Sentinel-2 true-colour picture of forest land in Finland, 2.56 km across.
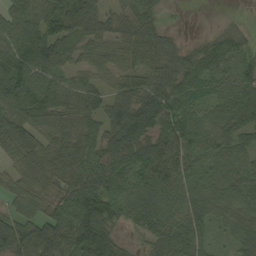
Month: September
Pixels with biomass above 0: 91%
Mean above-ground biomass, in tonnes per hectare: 66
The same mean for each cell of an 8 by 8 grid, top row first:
60 71 89 54 66 5 6 5
85 100 46 49 52 47 49 44
105 68 47 50 63 77 69 80
79 76 67 81 90 81 48 77
81 53 52 76 93 77 50 54
44 54 83 88 74 70 59 63
45 44 93 68 92 72 73 61
101 99 112 89 38 77 37 57
